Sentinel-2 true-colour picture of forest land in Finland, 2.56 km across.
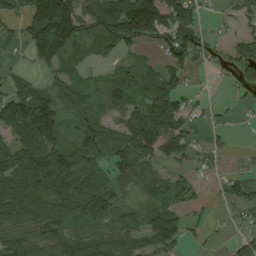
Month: August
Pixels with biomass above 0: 72%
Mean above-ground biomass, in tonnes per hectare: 82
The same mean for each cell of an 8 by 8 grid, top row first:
57 192 133 145 229 159 14 50
29 156 60 56 44 146 56 88
45 32 58 72 88 83 6 37
150 146 56 63 131 123 23 18
124 141 99 87 137 119 33 1
127 147 115 74 80 45 18 39
80 70 131 74 53 55 14 56
96 97 102 105 64 86 11 41
